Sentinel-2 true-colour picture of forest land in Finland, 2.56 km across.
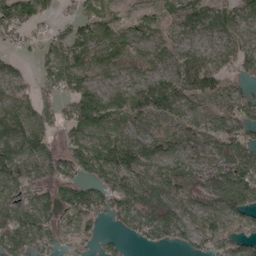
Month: April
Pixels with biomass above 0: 83%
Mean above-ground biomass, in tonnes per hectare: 67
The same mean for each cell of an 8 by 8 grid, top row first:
91 27 41 24 33 33 57 59
29 38 65 85 45 45 41 58
48 54 85 35 62 81 66 42
102 54 115 91 100 71 49 83
137 85 91 110 68 61 52 101
122 102 70 105 67 72 56 94
107 74 80 68 81 66 59 87
97 52 38 15 40 39 61 52
